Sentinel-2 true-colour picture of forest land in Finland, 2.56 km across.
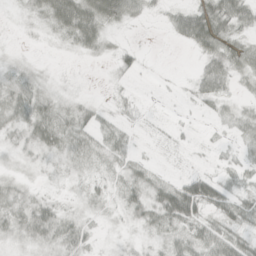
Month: April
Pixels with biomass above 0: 67%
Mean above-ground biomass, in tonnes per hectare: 20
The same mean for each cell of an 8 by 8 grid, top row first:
4 37 64 50 14 22 49 37
1 3 23 10 5 4 37 28
16 6 1 5 2 2 34 13
28 30 19 10 4 2 9 15
12 34 29 24 3 6 4 12
8 6 9 15 24 13 26 17
22 26 9 9 37 76 37 30
12 25 24 5 9 30 41 30
